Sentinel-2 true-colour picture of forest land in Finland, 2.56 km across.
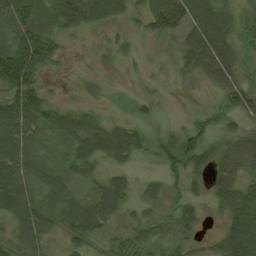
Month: August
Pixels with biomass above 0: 83%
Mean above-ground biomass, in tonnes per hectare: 39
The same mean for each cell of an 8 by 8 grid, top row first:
69 37 84 38 46 98 78 32
80 75 6 13 8 27 86 36
134 19 7 3 9 11 33 37
76 54 31 5 15 2 18 43
54 14 39 57 26 50 34 45
54 31 24 29 12 23 36 54
55 31 42 44 24 28 17 63
36 23 32 29 41 39 14 73
